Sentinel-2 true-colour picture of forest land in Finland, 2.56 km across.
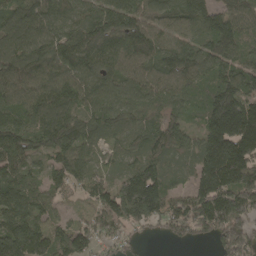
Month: April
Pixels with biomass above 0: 92%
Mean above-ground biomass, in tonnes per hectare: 130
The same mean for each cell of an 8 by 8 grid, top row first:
120 122 107 135 96 120 125 121
138 162 189 136 138 120 123 107
134 134 146 110 103 109 107 146
133 156 130 113 98 72 134 228
142 139 121 53 109 127 147 240
115 88 96 77 196 69 160 210
143 75 43 179 225 131 203 209
180 155 140 104 30 50 56 178
